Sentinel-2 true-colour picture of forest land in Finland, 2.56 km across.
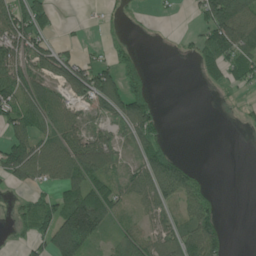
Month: June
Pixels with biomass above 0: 57%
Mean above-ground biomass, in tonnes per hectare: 57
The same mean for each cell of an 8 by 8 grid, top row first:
124 74 3 12 3 5 93 102
113 72 23 27 3 4 70 97
109 68 102 82 55 0 22 57
88 83 37 67 101 0 0 12
90 73 75 52 79 7 0 0
74 73 117 61 73 127 15 0
21 69 171 86 45 52 64 0
12 89 146 37 68 66 115 0
